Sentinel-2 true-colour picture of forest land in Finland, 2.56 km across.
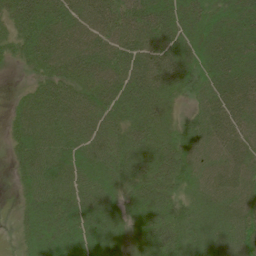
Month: June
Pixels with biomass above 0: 95%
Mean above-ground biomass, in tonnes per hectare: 57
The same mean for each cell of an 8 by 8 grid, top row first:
63 71 60 58 73 59 43 60
39 70 64 65 67 58 62 57
4 55 61 65 71 68 62 59
39 74 67 59 67 26 53 58
39 75 63 60 61 45 59 57
25 77 65 52 55 58 49 57
19 77 75 59 58 45 52 53
17 65 71 63 45 62 54 79
